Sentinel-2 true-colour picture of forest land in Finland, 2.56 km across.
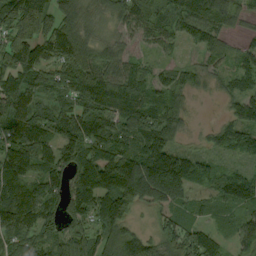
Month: September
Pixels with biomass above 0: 91%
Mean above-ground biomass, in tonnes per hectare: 110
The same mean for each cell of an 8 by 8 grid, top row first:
198 163 92 66 116 116 147 73
204 136 122 74 49 46 85 42
168 105 133 116 92 74 53 87
128 100 164 146 177 92 2 92
158 137 184 145 133 64 40 106
127 146 147 164 153 84 59 96
171 106 143 101 57 102 66 104
106 92 139 89 54 170 59 87
